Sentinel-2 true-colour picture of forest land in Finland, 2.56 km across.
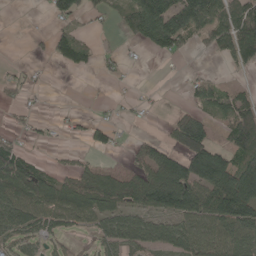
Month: May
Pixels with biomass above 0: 53%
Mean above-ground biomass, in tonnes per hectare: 63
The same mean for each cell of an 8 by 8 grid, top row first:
0 25 53 28 142 139 102 103
0 36 91 5 33 57 36 124
24 3 0 12 0 3 30 8
21 4 9 10 9 19 54 104
37 12 11 40 38 63 99 107
141 64 63 56 84 173 178 175
88 82 78 78 92 152 148 189
54 40 10 63 71 74 72 91
